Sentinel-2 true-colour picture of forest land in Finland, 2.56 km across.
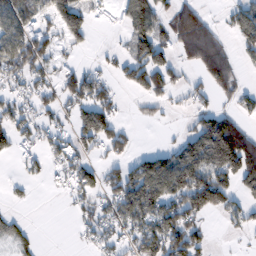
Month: February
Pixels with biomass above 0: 54%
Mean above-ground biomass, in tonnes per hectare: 72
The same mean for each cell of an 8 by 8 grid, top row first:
98 79 105 20 124 91 34 67
118 90 30 17 110 73 116 44
58 48 92 41 114 52 67 34
80 44 86 67 1 13 76 45
63 48 65 79 2 53 216 187
17 27 79 51 157 181 154 145
15 0 38 75 131 110 123 63
47 0 17 52 114 127 38 9
